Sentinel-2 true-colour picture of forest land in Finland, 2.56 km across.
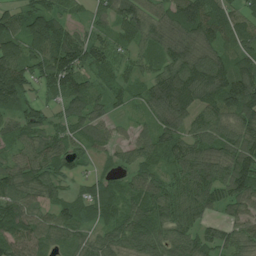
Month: July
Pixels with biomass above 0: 91%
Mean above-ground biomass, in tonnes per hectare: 85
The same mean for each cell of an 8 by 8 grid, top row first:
56 88 25 75 90 103 113 67
70 107 114 57 63 105 92 83
125 101 90 52 61 145 154 111
73 56 73 41 50 127 88 109
68 96 65 57 70 101 100 114
101 82 36 62 71 79 120 150
117 61 75 70 82 89 66 72
105 68 61 76 96 90 67 80
